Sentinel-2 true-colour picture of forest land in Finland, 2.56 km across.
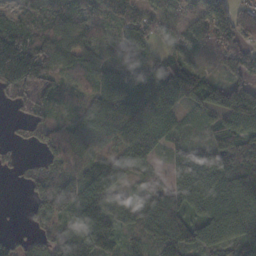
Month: November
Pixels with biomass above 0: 88%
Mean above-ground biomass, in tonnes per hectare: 92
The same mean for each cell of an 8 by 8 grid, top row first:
64 94 75 70 82 74 128 88
142 103 83 47 65 68 50 100
113 83 40 105 106 141 76 76
23 42 57 134 133 88 79 177
34 61 94 80 128 55 72 125
20 81 100 157 62 122 189 155
0 91 133 116 95 131 124 124
42 80 150 81 54 125 108 121
